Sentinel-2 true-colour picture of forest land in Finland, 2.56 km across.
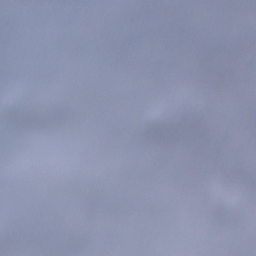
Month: December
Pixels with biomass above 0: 72%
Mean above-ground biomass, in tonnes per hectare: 64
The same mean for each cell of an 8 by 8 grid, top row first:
51 52 116 59 84 99 95 102
67 67 63 89 33 117 124 75
85 73 84 66 20 105 74 47
60 167 83 40 32 65 116 24
120 53 25 10 61 68 66 38
38 46 40 45 49 76 49 87
41 50 17 35 55 30 94 83
59 51 51 52 12 59 35 76
